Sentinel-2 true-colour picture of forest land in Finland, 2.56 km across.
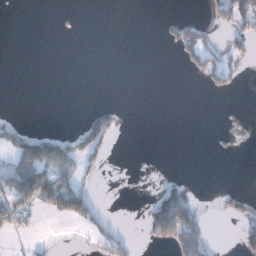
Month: December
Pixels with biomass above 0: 17%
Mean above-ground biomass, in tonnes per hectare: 23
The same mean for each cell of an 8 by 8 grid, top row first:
0 0 1 0 0 16 13 95
0 0 0 0 0 43 59 32
0 0 0 0 0 0 45 19
0 0 5 35 0 0 0 3
58 106 67 33 0 0 2 4
80 96 46 0 0 5 0 0
62 39 74 1 20 135 3 28
6 5 5 40 16 123 43 36
